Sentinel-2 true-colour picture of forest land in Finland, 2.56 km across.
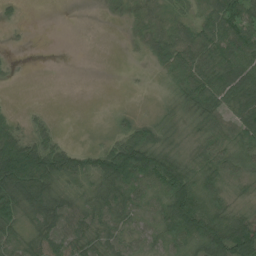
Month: July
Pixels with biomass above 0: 73%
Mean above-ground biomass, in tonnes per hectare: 44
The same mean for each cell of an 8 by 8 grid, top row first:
8 0 0 11 31 35 48 79
3 0 0 0 25 67 62 85
4 0 0 0 1 40 63 82
9 9 0 10 6 28 52 62
86 71 8 45 85 31 39 50
102 100 67 87 91 73 65 44
71 71 45 55 40 105 90 30
42 51 48 39 35 64 100 87
